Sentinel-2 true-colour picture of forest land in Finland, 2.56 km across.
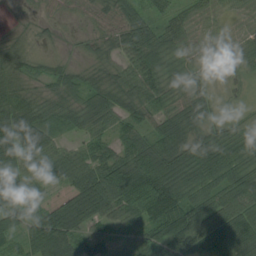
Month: August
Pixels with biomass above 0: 92%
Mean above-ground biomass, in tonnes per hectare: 60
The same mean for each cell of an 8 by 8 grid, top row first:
3 14 16 54 54 44 37 25
23 9 14 45 102 45 35 31
45 35 37 51 99 49 21 17
82 48 51 65 54 60 49 24
90 62 31 47 69 79 81 51
57 47 63 117 127 84 68 74
104 50 92 93 76 113 91 94
49 95 62 45 67 138 104 85
